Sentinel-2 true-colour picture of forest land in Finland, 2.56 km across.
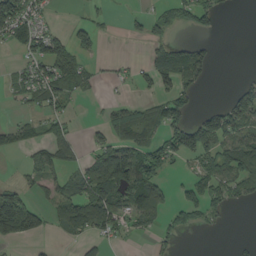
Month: August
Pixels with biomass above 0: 43%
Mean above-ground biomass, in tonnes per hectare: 55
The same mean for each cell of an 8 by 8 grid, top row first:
143 22 8 12 25 64 63 1
46 109 65 0 17 62 29 0
37 99 59 16 32 89 26 15
13 57 6 44 52 74 40 93
54 74 26 70 72 103 102 97
8 71 64 164 128 14 82 96
162 45 102 113 95 67 85 18
80 11 34 32 12 28 1 7
